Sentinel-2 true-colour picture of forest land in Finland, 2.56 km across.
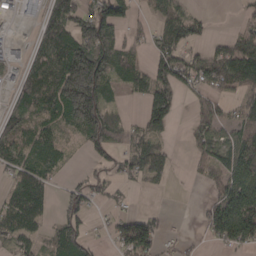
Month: March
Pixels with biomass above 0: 62%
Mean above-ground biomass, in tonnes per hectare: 69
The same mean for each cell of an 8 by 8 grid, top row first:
24 94 123 123 22 68 22 20
6 85 159 96 34 102 40 92
34 106 262 72 69 91 80 113
66 83 177 50 71 55 66 46
90 107 29 61 69 10 78 122
70 62 21 35 57 9 33 120
90 45 52 24 7 0 47 140
67 40 77 34 107 18 26 90
